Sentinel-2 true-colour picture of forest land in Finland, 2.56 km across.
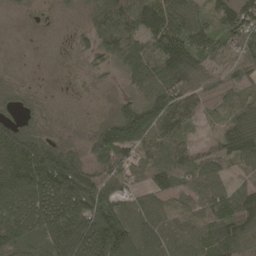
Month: April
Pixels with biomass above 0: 86%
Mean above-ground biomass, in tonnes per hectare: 89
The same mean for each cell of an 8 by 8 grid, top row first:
6 3 13 141 167 135 69 138
0 1 21 93 96 186 79 76
6 2 6 12 100 130 59 55
33 10 1 32 123 137 34 83
164 94 38 164 95 90 31 107
198 197 131 95 66 84 85 37
157 148 166 142 80 78 95 93
131 130 170 210 91 102 88 95
